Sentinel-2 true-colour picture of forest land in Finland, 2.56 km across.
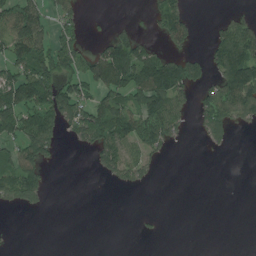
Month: July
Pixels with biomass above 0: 40%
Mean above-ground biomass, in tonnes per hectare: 62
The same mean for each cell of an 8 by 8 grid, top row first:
119 62 39 7 8 93 2 37
116 110 70 104 61 46 48 144
132 132 93 148 150 147 61 194
143 155 114 132 159 88 113 87
96 101 39 129 111 25 27 1
116 33 0 47 45 0 0 0
36 11 0 0 1 0 0 0
1 0 0 0 5 0 0 0
